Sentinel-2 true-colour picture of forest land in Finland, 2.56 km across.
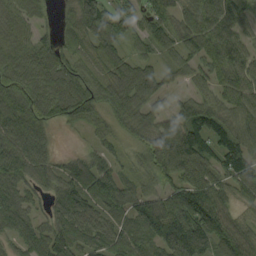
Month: September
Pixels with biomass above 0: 91%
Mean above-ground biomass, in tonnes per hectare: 73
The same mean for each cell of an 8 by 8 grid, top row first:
70 22 108 74 60 63 97 69
81 58 55 67 50 59 91 75
73 68 70 86 89 26 48 85
96 73 80 65 63 39 74 74
99 44 10 35 59 101 85 75
86 72 96 64 43 80 85 86
76 44 100 72 83 127 127 43
50 92 80 81 75 136 64 97
